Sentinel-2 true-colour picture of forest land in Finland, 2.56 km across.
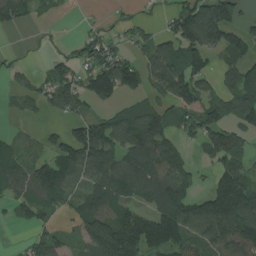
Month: August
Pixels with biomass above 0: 67%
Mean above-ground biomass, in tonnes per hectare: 79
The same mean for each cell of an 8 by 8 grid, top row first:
75 13 5 13 18 92 171 51
4 4 43 65 41 110 122 92
13 72 86 154 67 110 62 96
13 33 52 46 80 76 104 90
38 33 137 108 153 61 81 83
83 114 67 112 119 117 27 97
45 57 60 92 67 148 124 177
6 73 40 150 146 112 90 169
